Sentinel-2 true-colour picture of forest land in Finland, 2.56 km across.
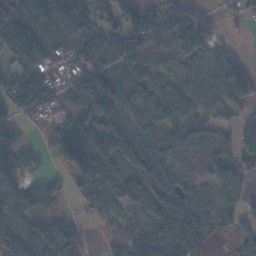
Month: November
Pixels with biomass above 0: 81%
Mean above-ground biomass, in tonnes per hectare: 84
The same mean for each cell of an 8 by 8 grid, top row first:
96 171 208 57 79 90 48 40
136 111 134 62 81 68 104 21
71 104 99 78 59 79 115 157
84 62 62 76 119 68 86 43
48 40 140 113 65 78 65 97
102 44 88 90 73 87 60 91
108 69 23 58 92 114 37 59
91 142 67 46 80 122 54 35
